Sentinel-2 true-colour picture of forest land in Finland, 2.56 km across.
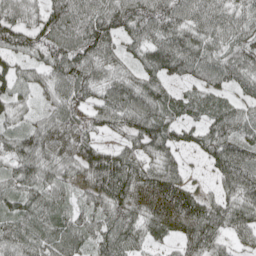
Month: May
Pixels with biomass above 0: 91%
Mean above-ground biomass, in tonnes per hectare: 77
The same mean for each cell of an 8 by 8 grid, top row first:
76 86 108 108 105 98 89 70
70 77 107 67 77 107 75 79
58 56 102 70 74 54 76 70
47 50 64 91 105 73 85 66
76 79 74 38 76 58 71 79
63 69 55 125 89 70 26 99
76 83 55 89 80 125 84 93
78 82 73 89 56 54 84 39
